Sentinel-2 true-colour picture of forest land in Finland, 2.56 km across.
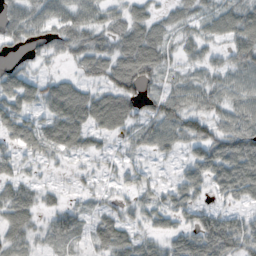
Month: October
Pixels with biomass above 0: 78%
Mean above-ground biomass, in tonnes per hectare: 48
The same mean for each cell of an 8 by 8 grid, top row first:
50 64 66 47 41 35 41 70
31 46 68 53 65 32 36 67
54 24 33 67 69 35 43 55
55 42 59 88 42 79 58 64
41 40 28 17 40 46 82 96
33 10 17 18 26 22 59 95
63 23 25 26 43 49 37 35
48 36 28 59 38 49 96 83
